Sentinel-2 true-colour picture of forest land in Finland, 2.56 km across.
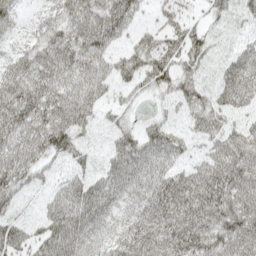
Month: May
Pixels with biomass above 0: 89%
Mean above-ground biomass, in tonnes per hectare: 62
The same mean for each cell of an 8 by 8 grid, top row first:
39 44 79 88 22 36 26 27
28 74 79 42 58 55 42 33
78 87 71 48 60 65 23 72
98 91 79 29 17 27 62 32
83 92 43 40 75 56 35 64
83 29 45 76 75 67 84 92
31 51 104 52 67 93 89 92
71 96 76 49 84 90 75 86
